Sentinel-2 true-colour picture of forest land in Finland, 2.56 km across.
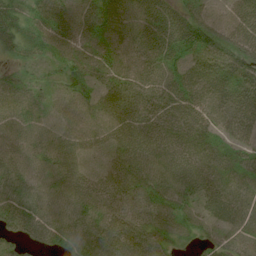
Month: July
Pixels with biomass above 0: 93%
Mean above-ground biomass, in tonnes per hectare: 50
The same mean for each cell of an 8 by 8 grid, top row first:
48 61 57 67 60 48 51 56
43 45 51 52 57 55 69 76
38 15 53 53 57 67 60 49
56 23 52 71 63 57 51 59
57 54 50 50 64 52 33 33
54 47 38 47 54 54 38 31
64 53 51 51 50 49 38 41
49 41 63 63 43 29 24 32
